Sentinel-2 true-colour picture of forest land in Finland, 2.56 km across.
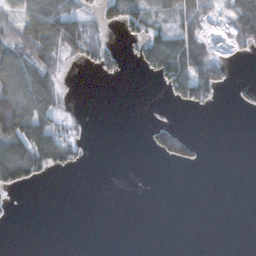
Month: November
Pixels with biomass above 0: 33%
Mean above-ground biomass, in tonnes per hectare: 37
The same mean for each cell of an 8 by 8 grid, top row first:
57 145 71 52 71 57 44 87
81 89 93 37 59 121 53 31
107 66 0 13 6 92 130 3
185 68 8 0 0 5 12 4
130 104 34 0 6 101 3 0
94 23 2 0 0 0 0 0
2 0 0 0 0 0 0 0
0 0 0 0 0 0 0 0
